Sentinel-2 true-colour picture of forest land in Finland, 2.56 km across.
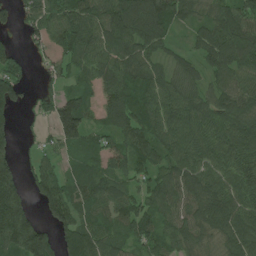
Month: June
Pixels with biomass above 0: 87%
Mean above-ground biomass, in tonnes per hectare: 93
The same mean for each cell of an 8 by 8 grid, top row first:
50 98 118 140 149 91 71 122
39 51 108 105 86 38 95 131
110 35 56 100 101 81 62 85
56 47 140 89 104 116 104 101
40 22 94 78 108 102 117 118
95 88 74 82 71 117 105 114
145 85 84 85 79 94 112 112
155 128 130 89 79 92 76 105
